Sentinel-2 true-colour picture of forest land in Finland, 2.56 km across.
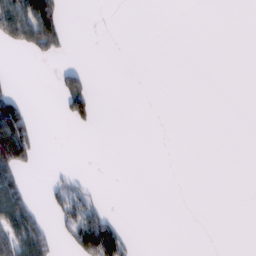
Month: February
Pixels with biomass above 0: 15%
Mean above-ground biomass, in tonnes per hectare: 18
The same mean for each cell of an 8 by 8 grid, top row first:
107 105 0 0 0 0 0 0
24 47 0 0 0 0 0 0
3 0 40 0 0 0 0 0
86 0 49 0 0 0 0 0
146 0 0 0 0 0 0 0
44 5 6 0 0 0 0 0
91 17 55 3 0 0 0 0
100 49 78 91 0 0 0 0
